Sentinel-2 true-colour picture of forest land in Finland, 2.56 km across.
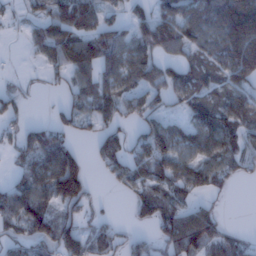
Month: January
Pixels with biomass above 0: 67%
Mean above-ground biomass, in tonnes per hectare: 63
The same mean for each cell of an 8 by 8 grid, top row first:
16 66 99 28 45 83 95 151
1 78 105 88 71 70 70 162
13 20 60 66 80 61 64 80
38 9 58 69 65 27 80 98
46 92 26 54 83 88 89 60
29 112 112 38 52 85 80 35
80 64 53 3 39 67 32 0
49 85 90 44 27 87 86 27
